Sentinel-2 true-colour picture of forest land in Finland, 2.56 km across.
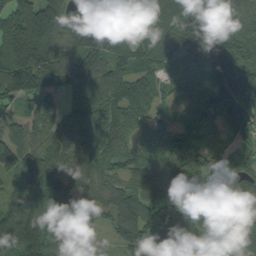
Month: September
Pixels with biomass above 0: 94%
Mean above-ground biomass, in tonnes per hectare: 134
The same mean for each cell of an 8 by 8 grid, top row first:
199 209 94 125 123 156 189 122
233 189 136 174 120 171 254 166
204 130 136 135 106 90 112 183
58 126 103 115 92 48 85 152
105 110 121 116 76 74 69 87
130 186 142 88 134 150 143 124
98 170 114 120 169 180 131 87
145 176 160 54 171 188 106 135
